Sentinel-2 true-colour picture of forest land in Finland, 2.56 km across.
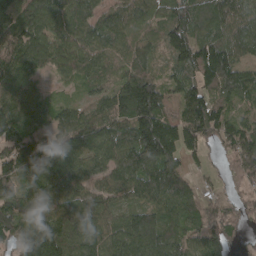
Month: April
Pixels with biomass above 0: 91%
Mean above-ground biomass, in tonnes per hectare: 112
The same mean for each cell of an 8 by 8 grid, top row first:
121 135 115 91 98 117 118 107
139 127 119 82 85 141 136 118
128 42 67 57 116 64 126 104
133 66 76 116 197 62 170 58
136 101 127 122 237 147 66 122
134 165 108 88 144 117 20 90
127 120 113 72 113 117 83 53
131 249 130 91 144 101 111 29
